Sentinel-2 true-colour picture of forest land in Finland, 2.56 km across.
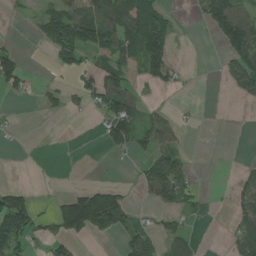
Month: June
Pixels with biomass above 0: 39%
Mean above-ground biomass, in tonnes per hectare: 50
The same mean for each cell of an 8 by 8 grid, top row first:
9 65 124 97 168 17 83 95
20 39 125 93 145 40 0 134
79 10 37 84 40 25 0 85
7 26 18 90 42 15 0 1
2 0 0 42 48 36 1 0
0 0 0 1 51 93 2 20
177 16 176 144 11 59 12 44
136 70 35 16 60 57 0 54
